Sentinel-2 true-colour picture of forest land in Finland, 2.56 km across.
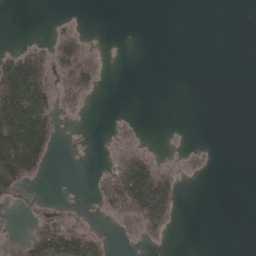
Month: May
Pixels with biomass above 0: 30%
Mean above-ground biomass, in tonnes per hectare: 30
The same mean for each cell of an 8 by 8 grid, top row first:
0 2 4 0 0 0 0 0
20 42 64 1 0 0 0 0
162 67 76 2 0 0 0 0
161 88 23 3 0 0 0 0
152 81 7 20 19 2 5 0
117 11 0 69 129 38 10 0
13 27 6 49 117 44 0 0
45 108 97 14 29 1 0 0
